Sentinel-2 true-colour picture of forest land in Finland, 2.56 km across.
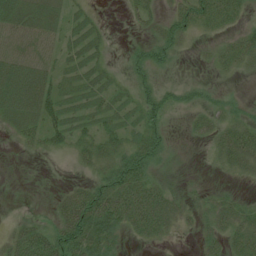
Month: July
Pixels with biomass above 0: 67%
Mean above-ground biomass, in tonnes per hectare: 31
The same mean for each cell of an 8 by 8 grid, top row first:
51 46 19 1 23 33 48 22
26 23 36 7 21 33 9 35
58 41 33 20 23 7 8 7
42 47 33 33 39 17 28 19
11 26 28 35 47 6 17 55
2 1 8 51 53 9 7 21
4 12 82 83 85 42 33 32
48 76 75 45 21 8 27 42
